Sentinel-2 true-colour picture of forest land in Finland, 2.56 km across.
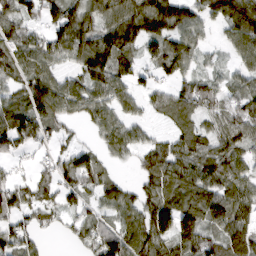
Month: March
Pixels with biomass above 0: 81%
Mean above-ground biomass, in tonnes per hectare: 76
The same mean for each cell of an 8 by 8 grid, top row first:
89 64 96 97 133 118 72 150
78 90 82 112 77 85 25 68
66 86 70 99 36 60 50 46
99 89 55 66 38 82 58 71
92 37 23 64 57 76 81 78
32 43 93 36 61 104 104 79
90 70 48 60 80 109 99 89
91 12 48 103 103 106 84 96
